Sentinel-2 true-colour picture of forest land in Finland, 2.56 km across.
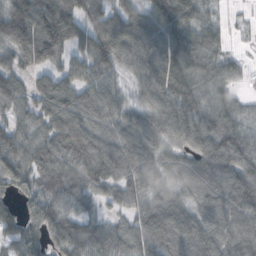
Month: October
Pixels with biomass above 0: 90%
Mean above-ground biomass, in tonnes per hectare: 83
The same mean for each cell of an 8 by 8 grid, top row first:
135 124 97 95 82 107 41 6
103 132 77 126 101 109 79 7
70 76 87 51 76 105 79 29
63 100 89 67 62 101 85 57
90 97 121 98 90 58 82 92
84 77 87 94 103 64 74 89
36 87 69 34 74 93 92 101
59 56 103 80 88 93 95 100
